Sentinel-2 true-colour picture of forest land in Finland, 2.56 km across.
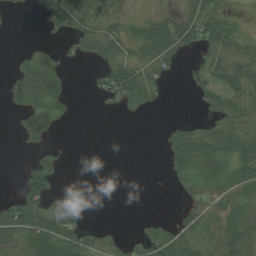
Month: July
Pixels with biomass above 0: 51%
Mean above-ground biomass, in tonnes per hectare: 32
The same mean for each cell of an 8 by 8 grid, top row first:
5 39 54 24 13 20 40 10
2 26 29 44 51 48 39 25
63 118 0 73 50 4 41 43
36 90 2 8 14 0 25 28
7 32 0 0 0 54 62 45
5 60 0 0 1 34 51 35
59 53 27 0 0 12 56 35
37 87 52 16 28 45 31 56
